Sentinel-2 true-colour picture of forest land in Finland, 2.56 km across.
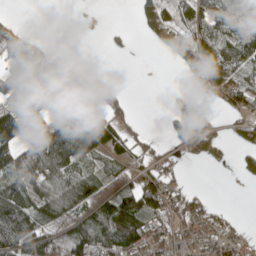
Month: May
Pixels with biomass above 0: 60%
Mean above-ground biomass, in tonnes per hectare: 65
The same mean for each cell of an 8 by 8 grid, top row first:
9 0 0 0 52 84 85 105
103 55 0 14 2 77 107 91
80 112 104 16 0 1 62 60
106 117 110 71 1 31 30 47
116 122 130 89 44 27 40 42
102 119 115 24 73 33 0 21
133 90 91 90 114 57 49 3
133 90 110 108 77 49 67 49
